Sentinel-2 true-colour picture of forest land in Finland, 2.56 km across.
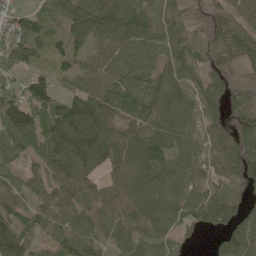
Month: May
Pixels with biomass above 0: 91%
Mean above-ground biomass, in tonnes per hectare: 73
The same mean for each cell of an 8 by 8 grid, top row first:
44 56 104 121 79 63 66 76
88 48 54 100 88 68 51 79
62 51 74 88 57 65 56 54
99 86 129 73 67 94 55 62
85 71 114 93 109 88 65 80
43 82 88 51 96 91 47 88
53 58 56 54 101 87 106 58
105 30 60 50 68 51 10 74
